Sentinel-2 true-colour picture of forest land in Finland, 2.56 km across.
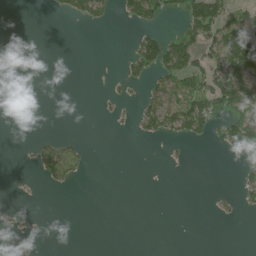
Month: July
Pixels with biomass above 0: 21%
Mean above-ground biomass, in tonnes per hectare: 22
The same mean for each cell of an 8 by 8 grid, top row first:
0 4 36 18 76 16 119 34
0 0 0 0 69 78 54 114
0 0 0 4 32 67 81 85
0 0 0 7 51 95 75 67
1 31 14 0 5 13 16 59
1 39 17 0 0 0 0 23
3 0 0 0 0 0 1 19
13 1 0 0 0 0 0 0
